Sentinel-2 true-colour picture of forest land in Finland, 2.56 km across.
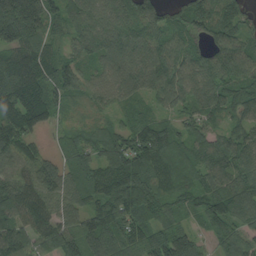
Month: August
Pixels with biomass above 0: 95%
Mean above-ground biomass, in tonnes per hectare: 105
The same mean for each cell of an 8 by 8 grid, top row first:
223 126 104 100 145 84 125 100
109 78 87 112 104 93 94 101
151 126 109 80 101 102 95 117
132 114 53 49 78 67 85 84
134 30 83 102 146 88 93 105
92 107 109 163 154 98 89 104
129 115 88 139 117 63 93 117
127 127 120 106 112 130 36 93
